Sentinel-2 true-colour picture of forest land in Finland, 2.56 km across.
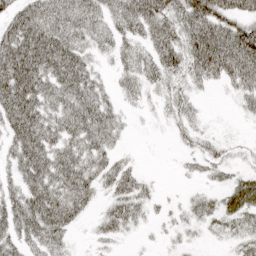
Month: April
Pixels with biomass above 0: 75%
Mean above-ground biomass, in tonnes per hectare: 47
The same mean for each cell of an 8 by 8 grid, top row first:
54 62 66 47 72 64 88 58
90 85 52 38 39 70 98 101
98 69 73 20 44 36 35 62
90 58 72 38 11 33 5 18
61 63 61 33 1 11 27 13
41 71 70 58 20 4 19 29
64 84 54 41 31 12 33 57
49 58 6 24 4 15 11 33
